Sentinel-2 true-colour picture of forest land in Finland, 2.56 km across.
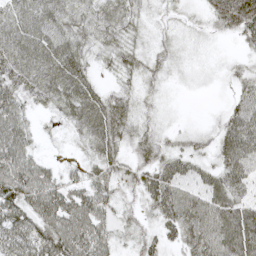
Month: May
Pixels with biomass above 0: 90%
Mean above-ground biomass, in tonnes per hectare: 47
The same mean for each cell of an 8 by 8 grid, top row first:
57 54 50 54 27 16 31 92
66 65 52 47 30 24 10 16
55 62 61 21 35 11 8 32
54 26 65 66 31 6 6 57
72 9 27 57 56 25 27 87
79 44 26 47 54 58 40 60
70 72 69 38 33 79 72 59
65 75 73 40 38 34 75 82
